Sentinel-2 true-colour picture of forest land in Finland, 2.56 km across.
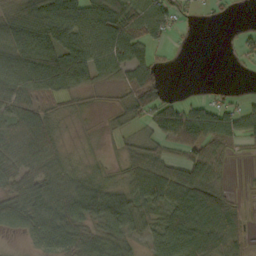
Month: October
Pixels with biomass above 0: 75%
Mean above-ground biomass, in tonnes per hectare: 56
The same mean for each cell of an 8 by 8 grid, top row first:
60 94 93 87 94 37 8 3
83 84 84 86 56 6 0 22
86 96 63 28 65 0 1 2
77 52 15 18 69 72 62 51
75 85 8 9 42 67 94 39
74 78 42 19 71 79 80 2
75 86 81 71 47 88 137 27
10 61 83 63 34 94 91 47
